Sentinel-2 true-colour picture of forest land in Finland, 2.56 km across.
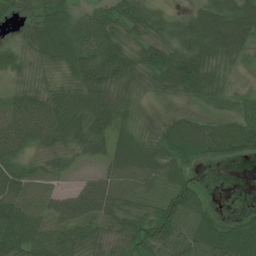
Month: July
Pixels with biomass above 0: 87%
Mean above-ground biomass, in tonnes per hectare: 61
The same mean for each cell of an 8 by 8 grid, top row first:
34 83 57 61 73 38 76 93
41 77 90 87 66 81 89 70
34 33 69 78 61 105 80 16
88 87 93 79 9 14 27 38
74 52 67 58 56 88 79 70
67 39 22 46 44 52 3 0
75 60 96 67 46 80 41 10
82 65 63 47 69 71 89 100
